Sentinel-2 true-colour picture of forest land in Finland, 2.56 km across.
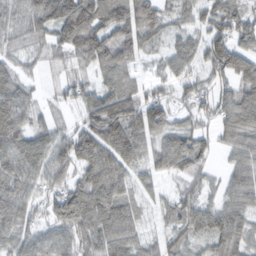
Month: February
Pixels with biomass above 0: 91%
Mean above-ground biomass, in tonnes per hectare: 73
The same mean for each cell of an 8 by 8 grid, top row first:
48 100 145 82 98 40 68 70
39 51 114 97 58 48 78 68
60 19 45 61 35 54 61 76
95 39 61 124 99 46 51 105
101 94 109 119 68 76 37 69
89 88 72 109 58 55 33 68
95 62 138 110 57 54 58 80
68 68 84 94 55 53 66 80
